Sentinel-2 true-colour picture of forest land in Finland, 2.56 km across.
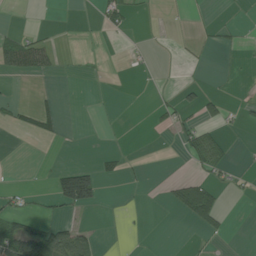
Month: July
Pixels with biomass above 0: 15%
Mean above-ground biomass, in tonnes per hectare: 14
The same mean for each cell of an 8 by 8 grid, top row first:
0 0 0 30 3 3 4 1
69 31 1 0 3 2 7 6
9 6 1 0 0 2 3 1
19 27 0 1 1 24 27 12
0 4 0 0 0 12 62 1
0 10 75 14 3 8 21 8
17 8 35 0 1 28 70 0
95 95 58 0 0 0 6 0
